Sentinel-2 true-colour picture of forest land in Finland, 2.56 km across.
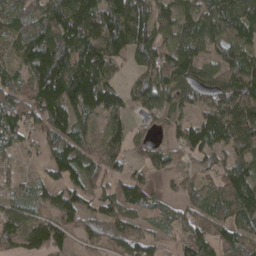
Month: April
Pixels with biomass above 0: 86%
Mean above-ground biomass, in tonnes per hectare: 87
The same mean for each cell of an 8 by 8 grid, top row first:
94 109 149 130 123 85 104 109
68 165 141 113 115 105 62 98
66 168 170 70 89 130 86 123
92 121 103 100 67 55 86 107
52 60 82 91 48 68 100 80
37 37 85 60 43 34 43 101
68 71 80 89 73 44 65 92
59 103 36 72 59 53 89 79
